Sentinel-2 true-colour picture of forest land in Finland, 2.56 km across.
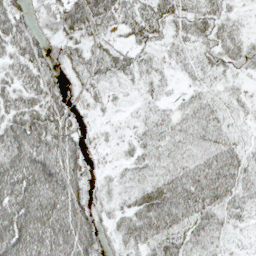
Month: May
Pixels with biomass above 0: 85%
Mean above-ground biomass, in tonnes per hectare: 42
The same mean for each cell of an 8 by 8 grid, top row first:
43 26 61 44 45 38 38 13
46 29 26 31 24 19 30 33
43 42 18 25 19 11 20 13
55 64 15 8 15 21 31 16
85 74 31 8 28 29 32 25
92 84 43 15 27 47 64 52
85 91 57 26 64 74 69 42
93 93 85 28 56 59 46 17
